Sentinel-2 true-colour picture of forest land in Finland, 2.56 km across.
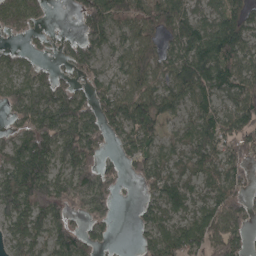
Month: April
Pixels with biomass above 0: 80%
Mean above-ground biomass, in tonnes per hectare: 78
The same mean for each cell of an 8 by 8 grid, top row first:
81 18 56 111 81 88 61 70
23 13 57 46 69 76 122 103
64 54 46 48 78 93 107 89
74 124 106 80 107 55 70 105
82 115 141 35 83 45 82 105
129 126 111 49 80 53 70 57
111 129 62 45 44 74 79 83
72 80 107 19 46 110 110 65
